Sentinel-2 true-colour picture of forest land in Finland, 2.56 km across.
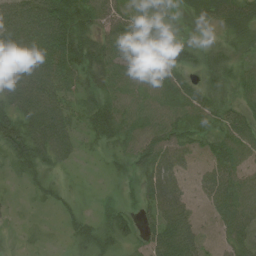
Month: July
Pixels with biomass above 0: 82%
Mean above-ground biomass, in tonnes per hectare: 51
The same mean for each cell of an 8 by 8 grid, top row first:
84 94 89 47 30 6 45 78
102 87 84 58 65 34 28 41
80 88 55 53 55 46 40 43
83 96 43 67 46 50 50 38
102 115 35 44 69 57 42 56
23 31 5 15 48 62 45 50
6 15 14 25 30 70 44 61
10 10 36 46 35 91 43 48
